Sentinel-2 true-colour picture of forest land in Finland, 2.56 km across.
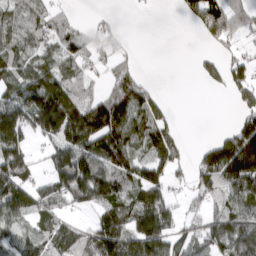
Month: March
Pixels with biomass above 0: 66%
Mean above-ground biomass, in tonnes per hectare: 94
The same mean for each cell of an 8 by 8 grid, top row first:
56 69 17 16 1 9 132 109
81 67 74 52 2 0 19 31
102 149 77 69 48 0 40 68
151 234 166 183 117 17 0 58
131 61 174 173 91 88 53 232
152 96 205 148 110 47 132 215
135 83 65 114 146 63 66 99
64 87 117 191 189 94 84 113
